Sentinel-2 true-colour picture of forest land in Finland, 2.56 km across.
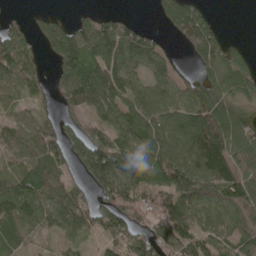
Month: May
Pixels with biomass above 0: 78%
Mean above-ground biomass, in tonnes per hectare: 90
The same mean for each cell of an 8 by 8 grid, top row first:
17 31 25 33 2 100 51 0
115 62 132 134 114 24 121 28
101 49 164 134 71 85 73 82
47 33 76 94 110 97 162 77
83 104 107 98 138 116 217 124
78 109 50 156 93 146 147 135
114 81 97 98 77 155 94 125
53 22 41 76 69 100 87 113
